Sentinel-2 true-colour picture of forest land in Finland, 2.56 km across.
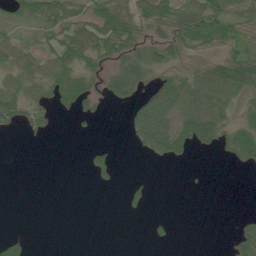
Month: June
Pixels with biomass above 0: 46%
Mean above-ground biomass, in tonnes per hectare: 28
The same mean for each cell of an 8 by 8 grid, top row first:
24 51 37 57 33 39 53 35
37 38 63 47 38 35 23 39
39 51 50 51 47 47 66 88
48 27 27 3 73 72 71 20
0 3 1 13 48 69 24 72
0 0 1 21 3 0 1 1
0 0 0 0 14 0 0 1
26 0 0 0 4 9 0 49
